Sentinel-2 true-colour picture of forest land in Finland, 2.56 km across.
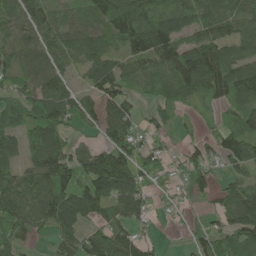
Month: June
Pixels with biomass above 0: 79%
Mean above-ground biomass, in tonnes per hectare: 91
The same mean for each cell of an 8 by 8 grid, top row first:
68 69 64 137 131 97 110 106
87 99 113 72 141 121 118 70
76 105 33 125 72 131 147 131
83 120 102 94 36 51 30 82
65 158 34 97 61 18 52 117
82 172 106 236 80 42 62 61
137 158 156 96 75 24 22 150
66 34 88 134 50 1 63 90
